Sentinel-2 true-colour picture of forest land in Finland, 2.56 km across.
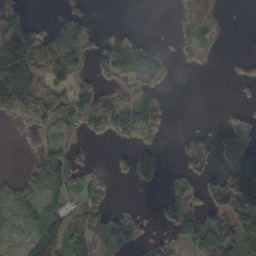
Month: October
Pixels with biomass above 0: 52%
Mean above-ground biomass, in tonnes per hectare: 59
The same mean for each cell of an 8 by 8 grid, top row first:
61 4 38 0 0 13 42 0
148 92 65 63 52 31 29 1
233 94 52 49 97 7 0 27
100 130 105 63 91 4 0 14
11 80 45 19 43 18 46 94
21 141 68 24 67 21 49 158
96 91 66 23 11 65 70 133
34 110 90 43 33 62 115 98
